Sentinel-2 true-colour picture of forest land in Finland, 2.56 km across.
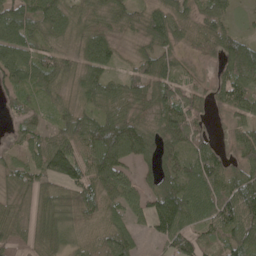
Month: May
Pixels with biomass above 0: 88%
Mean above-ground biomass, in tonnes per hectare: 70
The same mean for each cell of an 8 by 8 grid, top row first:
95 101 68 85 64 64 71 24
93 57 65 62 40 44 51 89
79 93 68 54 72 71 25 94
39 39 72 71 51 107 35 57
39 71 90 117 76 69 54 63
54 76 96 90 36 77 102 65
41 76 84 48 68 149 85 143
71 68 40 74 19 91 51 84
